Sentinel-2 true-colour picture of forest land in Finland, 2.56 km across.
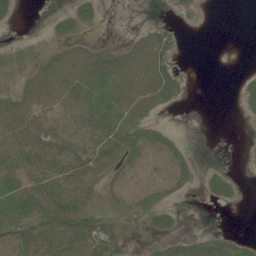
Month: June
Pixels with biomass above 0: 55%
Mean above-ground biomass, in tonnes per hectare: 25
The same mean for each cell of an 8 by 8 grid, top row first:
9 5 25 0 0 4 0 0
4 10 29 14 46 31 0 0
9 48 55 53 65 41 0 8
47 36 32 48 39 5 0 5
50 48 27 51 33 17 0 0
42 50 46 29 20 31 15 6
32 47 45 15 21 11 3 4
46 47 59 57 6 21 29 14
